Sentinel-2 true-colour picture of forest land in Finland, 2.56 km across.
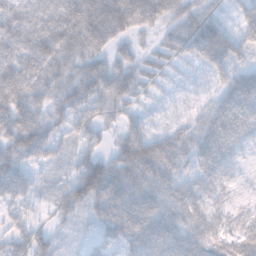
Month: November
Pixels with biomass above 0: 89%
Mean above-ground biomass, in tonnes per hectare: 59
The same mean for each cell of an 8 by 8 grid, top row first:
65 75 108 110 83 53 45 47
80 89 87 47 18 41 109 48
95 77 88 91 34 10 20 60
96 63 62 40 16 6 51 83
83 57 34 30 83 63 88 50
77 14 78 90 82 60 53 14
40 21 50 98 86 76 48 22
46 38 14 50 76 65 55 49
